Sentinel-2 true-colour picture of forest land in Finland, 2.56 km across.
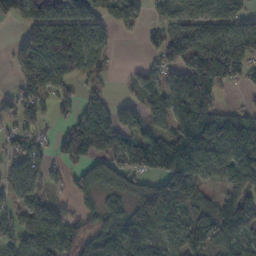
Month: November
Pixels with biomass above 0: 74%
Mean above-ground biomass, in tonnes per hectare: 90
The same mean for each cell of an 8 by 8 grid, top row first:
95 142 152 88 50 111 122 100
53 176 141 45 28 118 133 138
42 122 56 22 51 73 137 48
55 51 75 76 63 123 109 51
52 20 91 119 122 195 193 170
53 43 59 76 83 169 64 116
52 55 30 76 99 103 57 90
66 127 94 138 79 67 98 68
